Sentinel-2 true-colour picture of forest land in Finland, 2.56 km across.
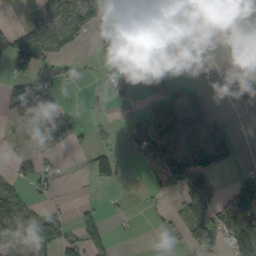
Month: September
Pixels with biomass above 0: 45%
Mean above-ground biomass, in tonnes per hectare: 50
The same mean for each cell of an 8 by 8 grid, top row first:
4 91 87 29 42 44 58 25
115 105 17 21 54 66 55 0
66 46 11 57 107 41 9 33
59 61 10 10 66 164 81 15
11 33 17 19 86 96 117 18
54 30 5 48 8 91 67 22
87 25 29 3 5 23 84 116
77 80 67 40 0 24 81 118
